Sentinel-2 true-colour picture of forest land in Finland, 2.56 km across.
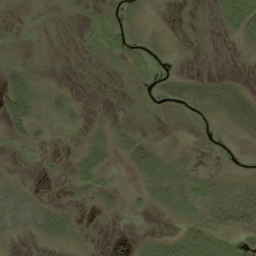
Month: September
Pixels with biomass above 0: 41%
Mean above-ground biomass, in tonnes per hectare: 12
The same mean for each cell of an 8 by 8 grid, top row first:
0 2 3 10 5 2 3 69
1 0 4 11 9 1 0 7
25 7 0 0 9 12 15 7
39 23 9 3 3 2 9 34
16 9 13 23 20 4 1 3
5 5 25 8 15 19 15 8
16 12 6 12 7 19 25 29
4 10 7 0 9 25 44 15
